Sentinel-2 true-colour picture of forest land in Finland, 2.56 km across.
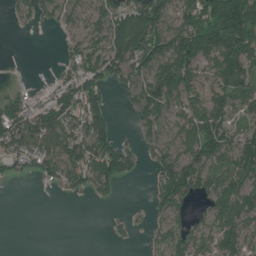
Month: July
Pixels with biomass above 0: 64%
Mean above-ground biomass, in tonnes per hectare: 74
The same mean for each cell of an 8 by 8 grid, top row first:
29 39 45 95 140 76 140 202
2 1 54 101 123 133 135 164
3 10 89 63 97 156 65 131
63 106 98 43 88 70 122 63
99 103 124 82 41 75 148 102
33 51 86 104 15 156 103 121
0 0 1 7 9 78 57 112
0 0 0 11 13 69 68 105
